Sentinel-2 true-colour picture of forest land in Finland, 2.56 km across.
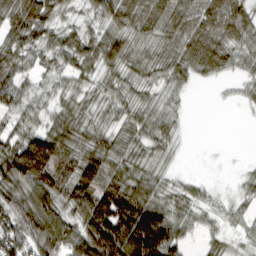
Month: March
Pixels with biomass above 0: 84%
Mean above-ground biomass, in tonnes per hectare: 60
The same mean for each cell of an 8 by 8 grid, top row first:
87 72 21 58 69 76 79 75
73 54 66 72 36 65 90 55
68 26 36 35 36 37 24 25
50 36 45 33 36 16 0 3
95 116 73 61 43 17 0 0
120 128 119 91 59 15 4 9
82 93 86 144 127 59 28 17
87 96 91 151 162 73 28 17
